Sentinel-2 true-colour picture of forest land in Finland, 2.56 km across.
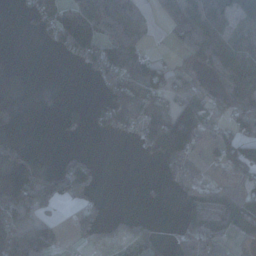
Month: November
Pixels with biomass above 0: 50%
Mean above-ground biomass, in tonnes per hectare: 59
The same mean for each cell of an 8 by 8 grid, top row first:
5 80 110 94 55 89 117 75
0 28 153 98 60 25 141 74
0 0 5 86 92 46 14 107
35 0 41 118 86 119 96 88
38 0 9 4 78 168 42 77
38 66 90 0 4 64 5 59
127 54 53 5 8 10 40 93
161 103 13 27 51 35 65 46
